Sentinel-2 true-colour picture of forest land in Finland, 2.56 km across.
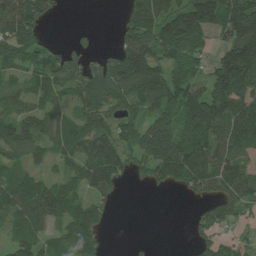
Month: July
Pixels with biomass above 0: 73%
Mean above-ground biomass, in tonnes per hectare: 85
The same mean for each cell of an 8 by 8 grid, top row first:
135 46 0 1 154 119 173 185
93 49 24 30 129 135 52 184
54 88 86 119 146 110 116 180
77 77 59 68 80 144 146 116
81 53 83 107 174 179 116 103
55 36 86 104 55 86 112 112
92 123 77 17 0 0 52 60
62 53 100 2 3 0 45 28
